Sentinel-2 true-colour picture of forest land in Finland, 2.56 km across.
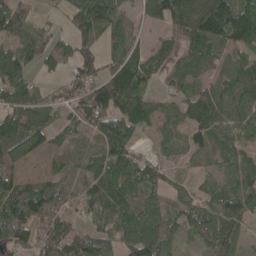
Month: May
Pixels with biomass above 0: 84%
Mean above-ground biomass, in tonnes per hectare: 68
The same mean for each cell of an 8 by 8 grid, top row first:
72 12 81 96 41 109 133 118
70 69 69 51 38 46 71 64
91 24 71 94 72 44 47 70
79 67 67 98 67 48 100 97
82 47 54 108 20 45 62 66
59 41 51 104 70 28 27 76
128 95 41 89 80 47 58 72
79 65 87 66 115 31 63 53
